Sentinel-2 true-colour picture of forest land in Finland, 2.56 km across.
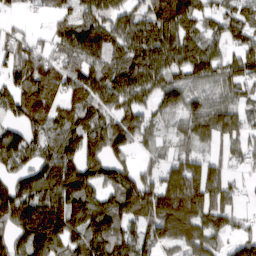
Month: March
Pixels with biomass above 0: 84%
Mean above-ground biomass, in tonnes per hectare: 104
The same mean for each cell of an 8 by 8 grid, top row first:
19 34 79 94 94 177 65 79
66 56 136 109 135 136 89 68
90 112 114 116 122 79 85 100
82 122 121 94 81 76 109 86
123 107 125 126 51 49 59 57
82 153 150 92 68 155 153 28
174 183 141 118 152 222 173 46
82 164 104 120 91 118 106 52
